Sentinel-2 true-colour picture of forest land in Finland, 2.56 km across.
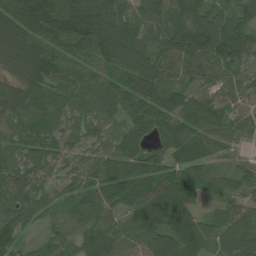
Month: July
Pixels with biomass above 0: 96%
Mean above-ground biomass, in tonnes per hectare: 93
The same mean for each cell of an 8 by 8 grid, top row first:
139 189 195 130 69 109 98 85
135 121 128 159 118 139 163 126
75 108 87 88 153 78 75 74
72 61 58 73 110 131 122 67
62 83 61 70 73 117 99 53
82 52 64 103 73 86 49 59
84 61 65 66 79 97 30 78
62 42 63 91 68 118 83 125
